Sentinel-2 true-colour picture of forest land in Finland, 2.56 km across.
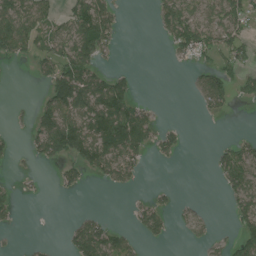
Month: July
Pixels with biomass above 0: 41%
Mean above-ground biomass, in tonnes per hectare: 46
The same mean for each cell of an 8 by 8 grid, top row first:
89 57 113 68 0 100 60 66
71 58 123 31 0 55 72 59
0 66 123 73 0 0 67 52
7 72 113 136 43 0 24 1
10 84 102 112 65 32 3 35
8 2 39 59 14 0 6 92
25 0 4 0 39 23 5 60
3 5 84 81 25 4 25 70
